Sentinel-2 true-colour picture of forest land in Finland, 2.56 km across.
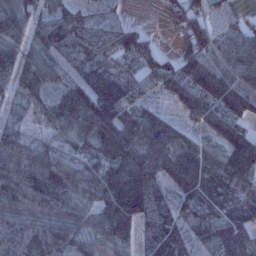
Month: January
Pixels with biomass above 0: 90%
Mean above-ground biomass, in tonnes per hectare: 84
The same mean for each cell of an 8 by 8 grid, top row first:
94 47 51 26 1 49 65 17
65 74 62 93 101 31 86 72
74 71 61 85 78 101 115 68
29 88 142 145 89 38 100 93
105 69 76 129 119 86 56 116
79 124 104 124 135 106 116 123
80 85 68 129 120 88 92 87
74 85 72 88 66 113 66 65
